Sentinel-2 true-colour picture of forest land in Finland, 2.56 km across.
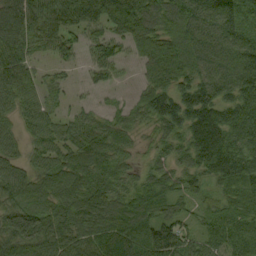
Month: September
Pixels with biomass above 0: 90%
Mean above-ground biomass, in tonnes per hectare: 81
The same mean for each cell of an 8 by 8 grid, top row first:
80 83 69 109 126 96 132 122
84 43 35 54 67 86 112 111
92 28 9 22 41 94 109 124
54 45 29 31 73 148 159 127
42 57 85 77 24 64 186 107
69 75 98 79 48 67 81 109
76 68 88 88 87 48 52 65
98 92 76 109 119 108 64 79
